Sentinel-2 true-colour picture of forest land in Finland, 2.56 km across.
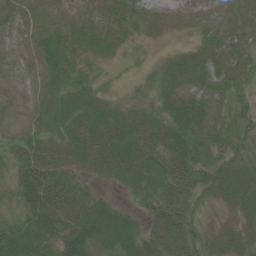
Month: June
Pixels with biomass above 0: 85%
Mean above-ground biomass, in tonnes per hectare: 30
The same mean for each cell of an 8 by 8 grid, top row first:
23 16 10 17 20 17 24 30
16 33 17 14 9 10 36 42
10 24 27 12 13 32 35 35
5 23 35 28 24 41 39 36
23 30 38 44 41 48 37 38
27 47 19 22 39 41 48 40
23 56 40 36 20 35 18 28
51 45 58 43 42 37 29 33
